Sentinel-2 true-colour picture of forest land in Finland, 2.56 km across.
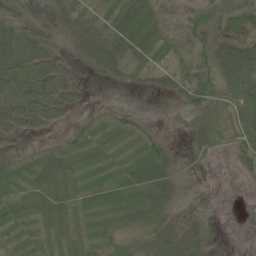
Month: June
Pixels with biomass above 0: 67%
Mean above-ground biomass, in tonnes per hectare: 22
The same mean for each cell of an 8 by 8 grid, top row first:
8 11 21 18 46 9 16 28
39 14 24 33 32 12 31 46
38 25 6 9 13 30 33 77
40 32 7 9 3 7 30 41
7 5 18 19 17 5 21 23
17 49 26 12 37 21 0 8
30 43 16 20 25 19 9 0
10 19 20 16 24 36 18 0
